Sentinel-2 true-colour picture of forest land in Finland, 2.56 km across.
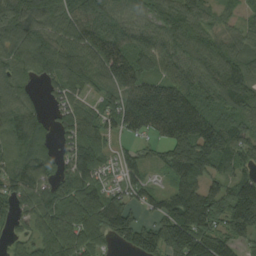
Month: August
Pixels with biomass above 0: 90%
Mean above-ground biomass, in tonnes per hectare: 108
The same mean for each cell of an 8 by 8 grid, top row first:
117 97 125 106 89 116 56 38
106 112 117 169 106 98 90 70
67 65 93 139 127 122 98 127
105 37 100 123 218 207 109 94
104 52 135 46 47 136 180 109
113 96 137 31 59 92 107 77
79 122 148 138 66 132 152 162
43 100 144 78 137 191 153 104
